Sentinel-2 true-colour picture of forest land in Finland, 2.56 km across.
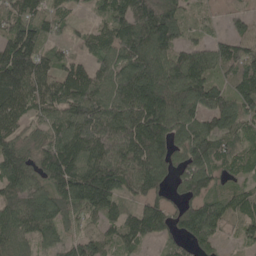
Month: May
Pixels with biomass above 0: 90%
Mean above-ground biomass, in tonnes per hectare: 99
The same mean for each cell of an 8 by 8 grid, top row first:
92 97 33 88 137 83 17 40
146 58 34 102 156 96 76 88
148 112 122 107 166 129 97 118
109 83 149 126 153 122 107 111
75 94 146 136 157 82 116 66
124 98 152 133 124 58 110 45
118 113 111 85 83 55 107 92
94 60 72 67 78 49 70 37
